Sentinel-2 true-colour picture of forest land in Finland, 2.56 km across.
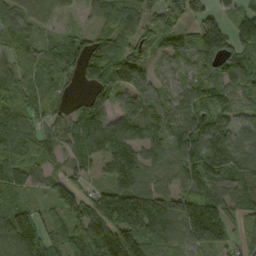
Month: September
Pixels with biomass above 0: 89%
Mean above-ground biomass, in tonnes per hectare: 91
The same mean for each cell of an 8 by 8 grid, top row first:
86 68 23 84 56 68 72 99
65 59 81 81 57 93 142 98
89 63 57 117 86 66 97 86
93 52 59 74 106 94 109 59
89 72 88 117 98 96 139 93
91 60 46 70 76 86 115 78
86 43 109 177 187 131 137 56
140 137 129 167 141 94 127 41
